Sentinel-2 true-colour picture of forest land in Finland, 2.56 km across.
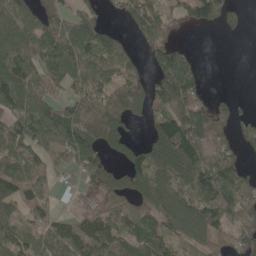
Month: May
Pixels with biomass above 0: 73%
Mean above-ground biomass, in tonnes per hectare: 85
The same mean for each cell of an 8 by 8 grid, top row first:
126 66 94 15 108 47 85 36
126 173 124 77 62 70 0 0
145 112 88 72 61 198 16 0
117 110 105 118 40 131 104 27
112 104 126 52 60 160 120 51
106 68 41 66 99 129 140 94
78 65 13 46 84 106 112 124
80 76 97 88 83 50 57 70
